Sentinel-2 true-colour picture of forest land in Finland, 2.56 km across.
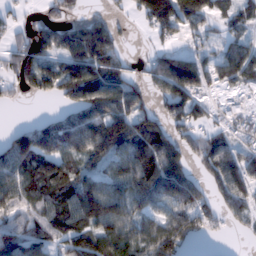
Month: February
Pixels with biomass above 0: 73%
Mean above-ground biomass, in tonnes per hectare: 86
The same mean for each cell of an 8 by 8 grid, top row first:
27 34 34 28 87 171 77 55
67 91 131 93 7 45 42 70
73 89 164 120 54 169 82 74
2 11 103 130 72 83 43 48
111 121 131 143 127 100 82 60
101 126 104 74 146 143 65 72
71 89 126 125 81 93 67 72
127 100 109 124 80 130 24 13
